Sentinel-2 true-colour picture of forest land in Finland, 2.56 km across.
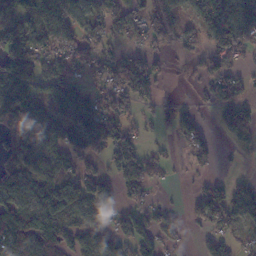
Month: November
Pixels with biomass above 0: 67%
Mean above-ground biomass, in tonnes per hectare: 75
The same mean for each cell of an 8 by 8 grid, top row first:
80 104 96 106 77 110 124 107
126 92 84 45 46 46 56 104
110 114 72 87 118 4 53 49
90 79 142 94 37 75 22 84
66 87 91 112 42 30 57 45
97 86 95 53 80 7 28 12
102 118 96 54 57 22 90 71
98 106 84 82 84 42 40 36
